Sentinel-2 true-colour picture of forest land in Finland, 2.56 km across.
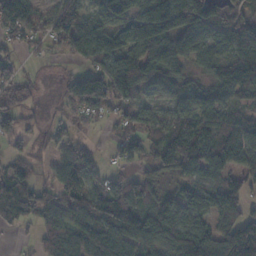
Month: November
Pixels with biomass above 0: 79%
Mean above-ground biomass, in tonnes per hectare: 76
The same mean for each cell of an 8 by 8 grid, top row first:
149 51 74 86 106 162 112 70
38 25 78 101 135 102 85 117
48 6 67 115 103 53 53 117
51 11 46 37 46 63 78 38
22 34 32 23 59 119 103 98
66 26 107 42 62 64 74 78
89 79 92 129 122 106 90 55
6 48 78 102 112 103 111 108
